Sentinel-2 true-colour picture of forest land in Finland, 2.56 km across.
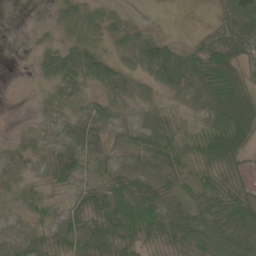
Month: May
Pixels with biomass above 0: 79%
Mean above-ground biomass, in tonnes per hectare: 30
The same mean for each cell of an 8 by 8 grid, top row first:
0 3 26 17 3 0 3 55
1 17 31 16 47 20 41 43
0 16 38 43 28 34 48 39
0 11 17 32 14 17 21 69
10 16 36 17 43 40 60 50
11 15 21 28 29 34 35 20
9 17 32 66 73 36 40 55
14 23 56 73 45 46 44 47
